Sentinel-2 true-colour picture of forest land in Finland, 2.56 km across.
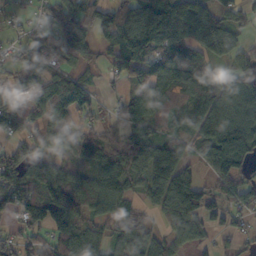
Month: October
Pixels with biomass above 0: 80%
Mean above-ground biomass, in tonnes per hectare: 87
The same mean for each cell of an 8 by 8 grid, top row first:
24 65 118 91 103 100 83 58
40 107 103 64 136 88 73 76
91 72 67 26 85 106 91 100
86 94 103 17 99 91 125 122
60 77 88 79 95 79 115 136
106 106 62 111 93 129 34 69
101 160 110 120 48 114 102 54
79 84 112 64 96 69 40 40
